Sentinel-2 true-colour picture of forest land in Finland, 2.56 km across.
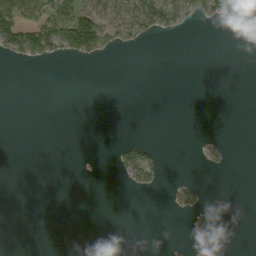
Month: September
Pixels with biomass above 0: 14%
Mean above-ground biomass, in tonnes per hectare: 12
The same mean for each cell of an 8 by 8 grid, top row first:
83 61 95 38 68 48 23 13
60 66 112 23 7 0 0 0
0 0 0 0 0 0 0 0
0 0 0 0 0 0 0 0
0 0 0 5 22 0 7 0
0 0 0 2 34 2 2 0
0 0 0 0 0 13 7 0
0 0 0 0 0 1 2 0
